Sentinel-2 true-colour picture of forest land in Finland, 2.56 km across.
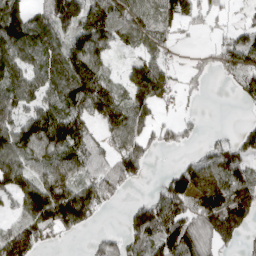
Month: April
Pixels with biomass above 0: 71%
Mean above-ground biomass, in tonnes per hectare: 94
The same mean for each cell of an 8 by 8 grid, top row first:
132 113 155 133 81 77 45 22
132 85 147 74 68 14 28 137
116 92 182 71 196 53 22 77
84 110 106 156 90 30 4 7
119 123 121 82 75 50 39 87
108 112 83 123 35 89 110 115
53 169 170 23 97 137 168 167
154 52 10 75 108 150 96 70
